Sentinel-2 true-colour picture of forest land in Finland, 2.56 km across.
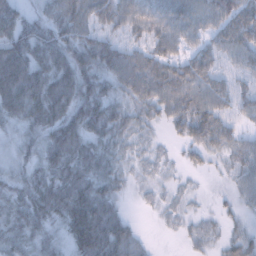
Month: February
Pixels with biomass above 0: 89%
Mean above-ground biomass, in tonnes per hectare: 49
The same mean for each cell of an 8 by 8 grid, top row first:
52 44 67 60 65 65 53 67
70 72 61 54 48 48 40 57
82 67 69 53 87 83 57 27
56 75 68 54 42 55 68 29
27 60 67 44 21 14 50 34
34 54 71 45 17 10 10 33
49 70 100 52 6 15 7 22
47 38 77 94 21 5 21 30
